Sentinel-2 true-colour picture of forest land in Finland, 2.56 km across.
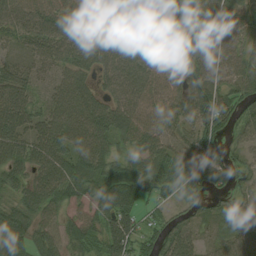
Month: August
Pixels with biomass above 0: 89%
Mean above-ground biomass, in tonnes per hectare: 68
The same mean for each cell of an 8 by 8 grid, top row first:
68 78 59 82 76 100 94 72
25 64 88 80 90 95 79 61
70 29 78 65 78 72 93 68
85 55 89 77 71 64 108 54
74 81 68 56 75 59 70 30
54 79 81 97 93 91 81 39
66 60 40 96 38 31 30 26
69 60 68 87 56 65 26 63
